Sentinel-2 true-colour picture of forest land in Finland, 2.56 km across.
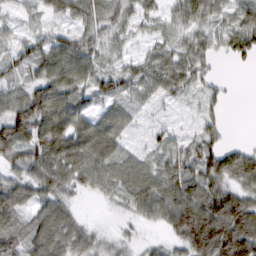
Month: February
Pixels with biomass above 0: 86%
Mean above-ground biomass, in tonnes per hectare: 56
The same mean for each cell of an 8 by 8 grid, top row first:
20 32 52 53 37 36 49 55
40 66 65 32 19 43 42 64
50 70 64 50 61 64 28 1
87 103 56 46 15 9 28 0
96 82 45 36 17 36 50 16
44 80 66 68 65 74 76 67
74 68 16 15 60 104 115 116
85 96 64 30 17 56 167 144
